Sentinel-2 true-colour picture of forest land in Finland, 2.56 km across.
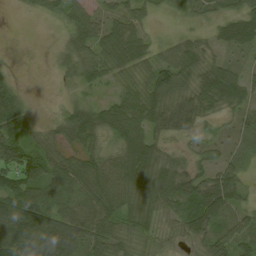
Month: August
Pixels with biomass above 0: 82%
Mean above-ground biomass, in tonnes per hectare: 48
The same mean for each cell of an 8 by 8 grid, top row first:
2 19 47 32 26 16 24 58
0 2 50 62 36 31 28 51
13 1 29 22 35 71 65 59
56 4 56 58 54 60 38 29
73 44 55 40 64 13 27 26
73 73 77 67 68 66 48 39
96 80 71 61 60 53 89 37
117 116 80 63 29 17 49 60
